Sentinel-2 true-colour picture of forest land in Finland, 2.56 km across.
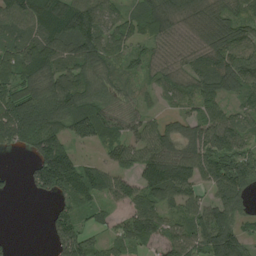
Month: August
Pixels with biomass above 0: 83%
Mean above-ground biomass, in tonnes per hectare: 93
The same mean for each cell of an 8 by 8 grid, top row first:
110 141 147 73 93 122 118 90
95 120 136 83 57 74 116 99
82 115 126 85 36 77 120 113
119 129 137 82 44 41 71 68
65 134 62 52 92 89 146 110
8 181 135 75 120 169 103 138
0 23 68 41 110 83 101 74
4 35 129 65 101 93 138 102
